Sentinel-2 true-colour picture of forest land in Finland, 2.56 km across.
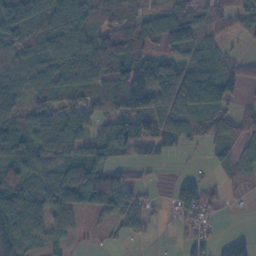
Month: November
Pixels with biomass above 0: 76%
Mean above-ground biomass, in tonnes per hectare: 64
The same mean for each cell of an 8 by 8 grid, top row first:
99 76 83 55 51 58 57 45
66 78 89 115 70 21 39 8
63 76 90 89 125 107 117 48
62 72 74 69 117 76 92 43
86 86 81 95 69 53 39 52
64 73 108 79 13 16 11 25
141 82 82 84 40 73 56 5
98 47 11 12 10 10 37 40
